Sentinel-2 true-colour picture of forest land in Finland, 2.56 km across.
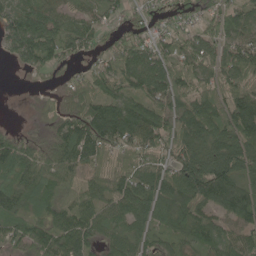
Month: June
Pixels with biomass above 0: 88%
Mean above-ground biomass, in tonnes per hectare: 79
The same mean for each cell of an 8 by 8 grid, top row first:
82 86 52 37 45 44 50 67
63 88 53 53 76 69 87 95
0 18 61 79 107 100 74 89
1 41 107 111 100 89 88 128
93 81 130 88 83 78 99 126
73 106 74 89 100 90 139 101
64 73 77 69 87 133 85 112
68 93 88 60 65 57 77 71
